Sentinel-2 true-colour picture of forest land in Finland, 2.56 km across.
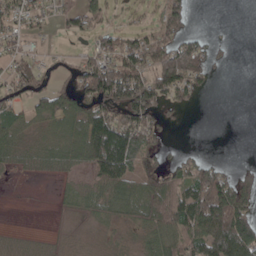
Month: April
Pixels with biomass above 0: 60%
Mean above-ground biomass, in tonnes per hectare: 55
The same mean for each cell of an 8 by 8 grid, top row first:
67 32 67 26 18 71 0 0
36 12 18 75 94 92 42 0
72 35 88 154 93 140 26 0
52 82 71 89 102 24 0 0
44 28 77 165 81 5 0 0
10 10 19 114 60 63 100 47
0 1 31 56 83 114 159 138
8 5 2 7 28 91 134 161
